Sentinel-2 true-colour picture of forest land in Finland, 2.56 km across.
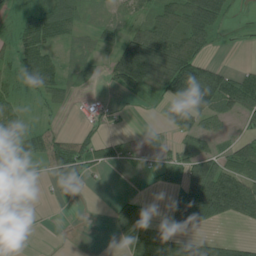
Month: July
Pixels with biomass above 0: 59%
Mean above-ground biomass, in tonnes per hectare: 42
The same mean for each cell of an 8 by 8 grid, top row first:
21 59 33 24 35 60 78 8
42 50 22 34 99 78 28 2
45 71 24 56 86 105 100 65
49 19 16 17 5 54 68 55
57 68 51 20 12 30 28 39
33 32 81 1 5 24 107 87
9 2 4 15 23 37 111 80
9 0 0 9 93 68 33 19
